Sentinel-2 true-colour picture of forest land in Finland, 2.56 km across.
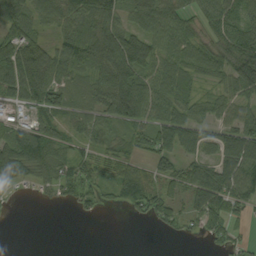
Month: September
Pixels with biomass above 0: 74%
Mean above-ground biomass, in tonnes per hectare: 66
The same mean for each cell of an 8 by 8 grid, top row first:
89 57 74 70 78 65 72 87
117 66 79 102 85 72 57 104
126 114 48 118 77 88 35 112
35 77 39 83 88 70 37 34
137 106 42 47 48 95 55 115
97 60 74 58 89 75 98 116
3 6 34 23 87 54 108 39
0 0 0 0 0 11 30 31
